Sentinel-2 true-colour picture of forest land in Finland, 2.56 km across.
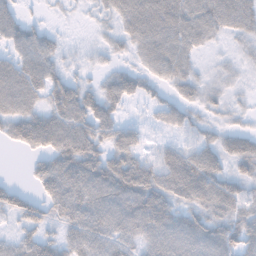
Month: November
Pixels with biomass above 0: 85%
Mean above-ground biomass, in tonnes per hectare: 51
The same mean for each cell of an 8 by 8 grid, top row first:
36 8 8 39 88 79 71 69
47 48 16 26 59 66 21 19
82 66 29 41 36 46 22 15
66 60 70 46 11 46 26 19
34 70 83 51 25 28 40 58
2 71 78 82 72 85 82 41
53 51 75 86 84 51 60 47
36 44 62 60 60 75 71 60
